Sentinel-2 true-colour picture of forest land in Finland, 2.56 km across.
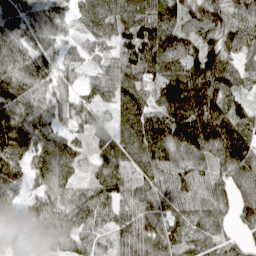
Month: April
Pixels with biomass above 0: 94%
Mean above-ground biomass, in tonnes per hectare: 82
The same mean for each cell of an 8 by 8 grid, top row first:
70 73 52 89 111 106 122 91
75 52 40 55 171 130 96 77
92 63 26 76 80 130 154 63
82 64 47 48 105 166 166 67
98 74 44 86 107 129 132 137
65 63 43 95 61 84 61 101
29 61 79 65 76 71 71 84
26 60 55 42 112 81 71 45
